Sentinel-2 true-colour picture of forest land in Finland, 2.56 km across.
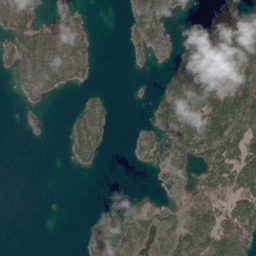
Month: April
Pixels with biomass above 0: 47%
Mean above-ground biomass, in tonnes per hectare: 38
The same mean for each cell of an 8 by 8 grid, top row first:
88 16 17 0 45 18 22 55
63 84 48 0 23 32 70 72
24 60 32 0 1 57 98 89
2 8 25 16 3 84 133 88
0 1 41 11 31 74 96 92
0 0 2 0 1 49 58 87
0 0 0 15 19 20 49 69
0 0 4 68 68 66 67 70
